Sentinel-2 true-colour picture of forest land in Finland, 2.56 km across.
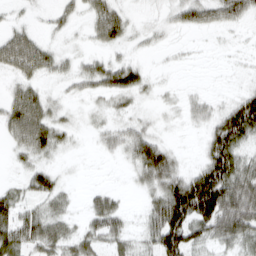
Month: March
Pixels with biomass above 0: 69%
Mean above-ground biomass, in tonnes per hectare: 41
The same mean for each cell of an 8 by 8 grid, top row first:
10 15 21 68 9 31 51 42
77 36 11 31 11 8 2 6
33 23 35 63 35 4 2 8
81 54 8 23 12 9 28 103
36 66 6 29 62 11 53 61
11 45 1 1 45 61 112 80
55 39 12 55 23 128 130 98
70 66 47 43 32 102 55 63
